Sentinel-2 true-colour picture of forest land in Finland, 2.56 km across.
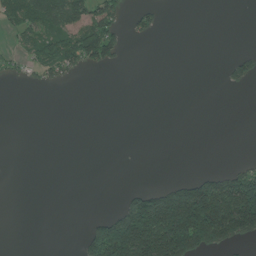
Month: July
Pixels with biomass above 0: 25%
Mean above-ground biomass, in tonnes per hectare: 51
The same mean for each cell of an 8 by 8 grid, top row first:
74 117 96 96 40 0 0 0
20 73 136 90 0 0 0 6
11 44 11 0 0 0 0 49
0 0 0 0 0 0 0 0
0 0 0 0 0 0 0 0
0 0 0 0 0 13 57 109
0 0 0 11 208 280 288 289
0 0 25 281 281 302 165 83
